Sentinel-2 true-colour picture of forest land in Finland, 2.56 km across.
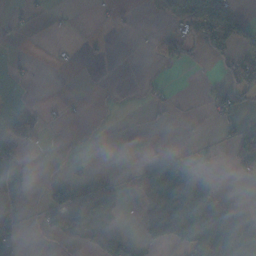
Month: November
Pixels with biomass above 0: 29%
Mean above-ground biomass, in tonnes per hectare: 27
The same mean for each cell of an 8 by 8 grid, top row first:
6 7 1 7 8 64 110 31
1 2 4 3 2 29 44 53
7 0 0 0 8 1 4 55
6 7 2 3 4 5 18 26
60 5 2 0 1 0 9 55
12 5 14 8 51 107 8 17
12 35 66 18 35 134 99 29
35 8 13 45 32 96 140 87
